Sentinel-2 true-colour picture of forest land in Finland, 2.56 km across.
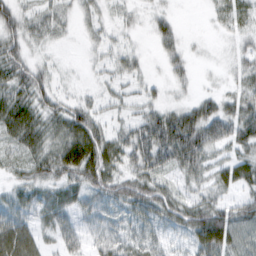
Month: February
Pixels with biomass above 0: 80%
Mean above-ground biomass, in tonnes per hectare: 36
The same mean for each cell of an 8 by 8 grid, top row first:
43 31 22 16 12 14 8 27
41 14 7 20 7 25 5 18
46 29 6 18 19 17 4 26
61 45 50 17 28 40 53 55
35 45 79 52 86 97 67 43
21 40 56 50 56 30 31 40
31 40 31 31 49 43 57 43
73 21 33 35 30 15 78 41
